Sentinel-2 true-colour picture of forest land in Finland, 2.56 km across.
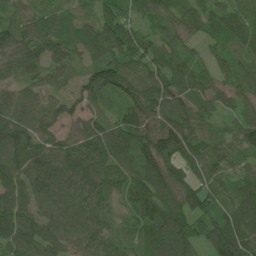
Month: July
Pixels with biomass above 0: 95%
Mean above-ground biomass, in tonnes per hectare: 86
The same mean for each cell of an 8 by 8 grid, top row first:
48 50 43 73 47 62 87 75
98 84 64 95 98 52 36 72
56 60 56 115 100 98 57 58
102 101 70 52 106 101 60 63
120 88 111 116 108 128 77 68
89 108 137 118 126 102 73 59
108 76 97 68 128 112 88 101
102 86 82 78 84 125 96 126
